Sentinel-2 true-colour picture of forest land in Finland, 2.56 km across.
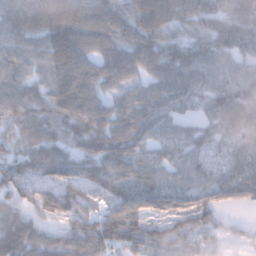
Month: January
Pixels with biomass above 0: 95%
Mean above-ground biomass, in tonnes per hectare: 70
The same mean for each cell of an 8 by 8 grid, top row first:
84 100 96 85 85 66 63 70
65 89 99 74 83 57 60 54
75 72 99 65 51 75 59 77
74 72 90 63 76 43 45 79
59 87 68 107 58 47 39 57
59 67 85 88 70 47 47 81
52 81 70 66 82 75 79 41
122 63 89 92 84 44 30 17
